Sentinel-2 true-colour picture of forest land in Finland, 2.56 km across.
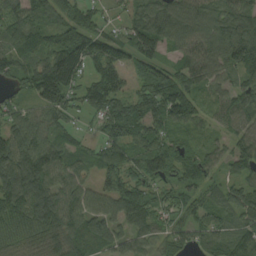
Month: August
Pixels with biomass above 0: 90%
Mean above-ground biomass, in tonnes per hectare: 83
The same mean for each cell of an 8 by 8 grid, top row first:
87 73 82 20 83 111 87 92
95 88 124 80 115 70 96 115
58 156 67 111 78 94 74 58
60 84 52 99 111 115 41 86
129 82 38 74 81 69 37 69
125 117 68 76 84 67 52 55
113 121 104 82 98 59 57 90
75 89 80 80 71 66 73 90
